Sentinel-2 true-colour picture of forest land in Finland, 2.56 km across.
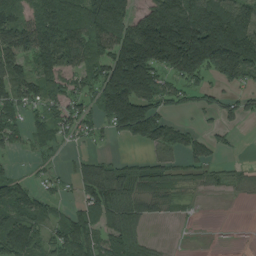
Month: August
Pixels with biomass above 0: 71%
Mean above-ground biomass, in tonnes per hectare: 93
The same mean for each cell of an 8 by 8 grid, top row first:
85 134 130 234 106 226 213 130
116 153 111 144 252 276 288 206
101 112 64 191 209 77 60 90
70 65 68 142 152 32 37 47
38 47 18 14 65 84 47 5
41 25 53 73 72 37 40 37
116 53 54 110 59 21 1 1
158 64 128 85 53 1 1 0
